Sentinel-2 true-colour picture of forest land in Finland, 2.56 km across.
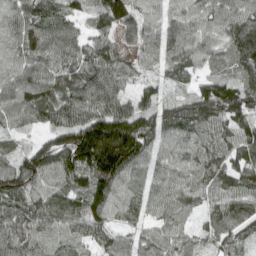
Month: April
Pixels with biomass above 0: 95%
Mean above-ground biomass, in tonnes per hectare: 91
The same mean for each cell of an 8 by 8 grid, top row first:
80 94 52 114 74 64 78 96
79 94 70 76 76 88 68 103
79 100 90 96 47 44 90 92
84 91 97 132 109 112 148 134
30 91 208 241 117 66 82 102
123 90 102 154 62 68 100 110
95 88 101 86 54 75 71 101
93 77 70 67 57 75 69 66
